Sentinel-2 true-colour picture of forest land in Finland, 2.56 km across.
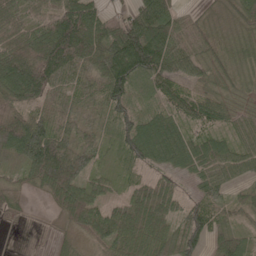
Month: May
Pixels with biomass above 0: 88%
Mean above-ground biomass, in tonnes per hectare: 68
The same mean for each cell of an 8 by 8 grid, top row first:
66 74 126 44 107 58 24 59
94 120 128 120 170 82 58 62
121 119 67 133 76 67 50 45
81 73 48 68 37 59 81 38
104 149 62 31 102 75 60 41
23 112 79 27 32 47 60 39
26 16 86 45 74 49 87 35
7 8 31 68 67 59 58 42
